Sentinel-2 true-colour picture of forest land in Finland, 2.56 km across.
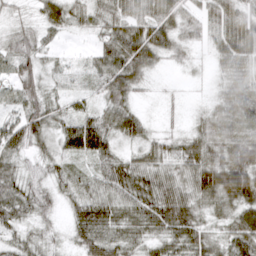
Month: March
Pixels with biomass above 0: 90%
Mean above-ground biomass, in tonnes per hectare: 42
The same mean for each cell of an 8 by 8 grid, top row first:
17 39 30 44 61 49 46 54
41 15 6 55 78 36 22 72
40 27 25 65 29 4 9 54
34 48 30 46 15 11 30 69
49 31 83 38 36 33 60 67
37 31 24 49 55 42 68 80
47 30 41 48 53 82 36 57
29 20 39 52 34 49 41 56
